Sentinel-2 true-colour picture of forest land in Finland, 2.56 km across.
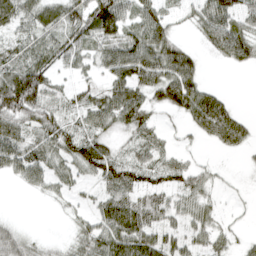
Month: April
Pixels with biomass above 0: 78%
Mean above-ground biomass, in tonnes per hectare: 56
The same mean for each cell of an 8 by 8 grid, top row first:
64 60 81 122 58 31 81 73
44 63 67 74 98 69 37 93
106 65 31 66 96 121 15 0
103 54 48 82 66 50 135 27
72 65 68 41 47 19 23 56
36 51 42 74 52 58 29 9
1 5 23 74 70 46 33 7
52 11 37 83 83 47 46 18
